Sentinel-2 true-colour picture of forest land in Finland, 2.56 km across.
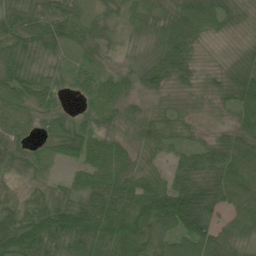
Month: July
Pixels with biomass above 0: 92%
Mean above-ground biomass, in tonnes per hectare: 62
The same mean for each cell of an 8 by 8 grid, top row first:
66 64 46 34 47 69 75 34
73 62 50 22 28 84 10 21
80 52 46 49 57 55 18 78
65 49 25 42 29 38 15 65
72 39 91 58 49 46 48 70
33 23 50 92 61 65 92 88
62 85 92 98 109 137 99 70
122 77 79 84 80 78 102 54
